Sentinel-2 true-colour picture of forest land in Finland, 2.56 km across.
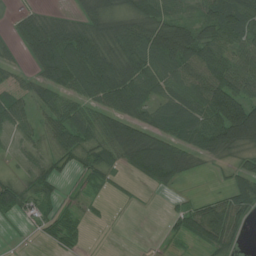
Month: July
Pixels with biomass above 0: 75%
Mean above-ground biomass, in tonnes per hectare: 55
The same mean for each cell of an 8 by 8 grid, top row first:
24 37 51 87 79 53 63 86
30 109 105 79 91 104 67 69
32 65 88 106 87 69 80 83
55 51 58 75 65 81 87 82
21 35 71 76 118 76 79 66
26 41 26 30 65 64 8 42
47 33 15 5 3 18 45 55
2 21 23 0 0 14 50 18
